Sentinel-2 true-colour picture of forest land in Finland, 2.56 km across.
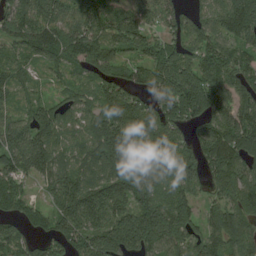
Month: August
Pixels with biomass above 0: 91%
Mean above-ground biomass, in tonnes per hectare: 111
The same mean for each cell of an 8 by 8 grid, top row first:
114 139 108 91 85 67 73 149
88 132 133 97 90 84 92 92
92 37 58 103 91 163 154 93
77 91 76 135 115 136 128 134
168 119 81 175 137 85 120 130
114 104 125 152 123 107 89 113
76 67 178 134 142 134 55 111
82 89 127 172 155 108 102 108
